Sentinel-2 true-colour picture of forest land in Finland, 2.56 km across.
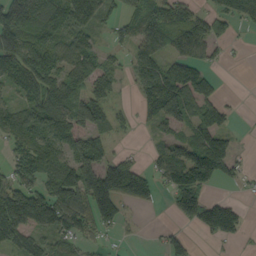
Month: September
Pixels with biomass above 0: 67%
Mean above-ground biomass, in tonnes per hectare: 77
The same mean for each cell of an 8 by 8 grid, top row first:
148 157 97 47 88 103 68 83
135 112 94 30 81 76 63 5
87 107 78 64 93 135 70 0
80 125 75 49 41 110 89 6
65 94 98 38 7 75 117 15
60 99 138 147 88 100 127 29
165 148 110 106 19 62 111 39
93 50 53 12 3 39 18 25
